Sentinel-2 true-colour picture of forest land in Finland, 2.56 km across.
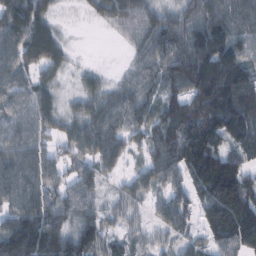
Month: February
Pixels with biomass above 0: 87%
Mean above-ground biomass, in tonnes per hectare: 79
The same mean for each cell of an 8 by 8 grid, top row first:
91 57 8 67 84 71 90 92
82 106 3 4 64 111 111 97
63 47 31 19 66 94 174 154
64 69 56 76 73 108 133 162
77 47 79 83 62 113 132 107
98 74 73 32 63 63 143 104
81 95 80 25 29 54 72 133
153 128 111 30 30 31 40 84
